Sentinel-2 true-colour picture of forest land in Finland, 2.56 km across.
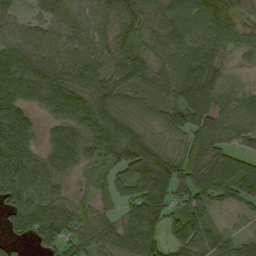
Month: September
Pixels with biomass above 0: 88%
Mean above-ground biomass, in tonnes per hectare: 72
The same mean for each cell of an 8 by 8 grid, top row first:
63 71 78 77 77 68 76 28
83 81 83 72 56 62 68 39
83 104 82 84 72 85 93 22
76 43 93 95 36 66 87 70
97 47 94 93 93 28 92 51
88 70 25 42 102 94 105 117
79 76 51 33 115 60 60 34
33 71 70 74 124 65 77 50
